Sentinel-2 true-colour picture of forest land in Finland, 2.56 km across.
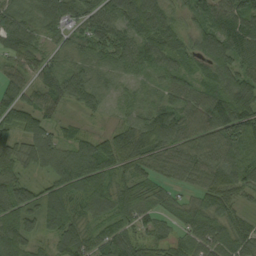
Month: September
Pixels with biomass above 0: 93%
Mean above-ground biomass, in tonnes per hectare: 79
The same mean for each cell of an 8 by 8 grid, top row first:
83 95 83 94 138 56 102 118
110 51 55 92 75 92 109 120
67 86 82 30 37 62 64 104
115 57 36 15 60 79 110 100
91 72 63 102 114 90 81 66
73 49 99 88 65 54 87 89
66 98 64 88 65 51 81 42
89 46 91 97 70 61 84 75
